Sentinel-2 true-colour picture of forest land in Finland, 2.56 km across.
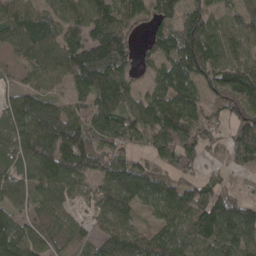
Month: April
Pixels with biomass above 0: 84%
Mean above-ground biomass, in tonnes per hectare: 88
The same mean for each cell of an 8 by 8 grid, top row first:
90 77 84 112 65 82 101 53
60 100 121 158 39 145 130 64
25 63 120 127 31 120 87 112
112 86 70 116 112 129 56 72
92 126 139 93 47 107 73 95
60 111 97 123 103 76 36 16
59 55 27 94 51 94 117 112
120 59 40 110 86 84 100 106
